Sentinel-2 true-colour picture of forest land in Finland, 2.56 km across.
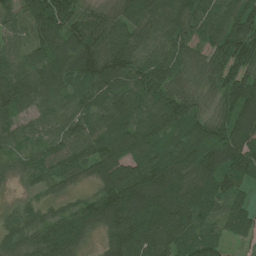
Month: July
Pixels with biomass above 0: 95%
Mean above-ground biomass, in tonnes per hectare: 104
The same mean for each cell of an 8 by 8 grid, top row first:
73 155 89 73 129 112 101 138
70 110 135 108 87 109 87 155
140 131 96 130 141 92 77 132
98 73 84 100 89 122 59 146
60 69 91 115 119 84 123 140
38 68 63 141 165 146 119 114
37 43 77 157 186 173 76 66
70 110 77 92 152 105 77 40
